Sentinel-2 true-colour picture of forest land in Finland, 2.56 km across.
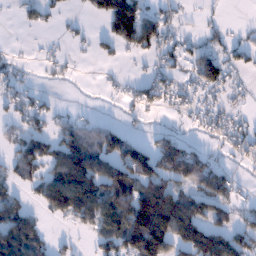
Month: January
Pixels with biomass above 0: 53%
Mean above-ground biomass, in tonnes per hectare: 62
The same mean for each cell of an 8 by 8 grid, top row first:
10 27 8 143 89 18 7 0
4 8 7 36 57 38 42 40
30 8 4 9 31 36 87 16
33 36 11 2 26 26 41 22
52 70 105 103 51 77 23 50
52 73 161 127 121 114 116 18
83 60 136 150 188 152 84 38
140 36 10 98 197 115 137 77
